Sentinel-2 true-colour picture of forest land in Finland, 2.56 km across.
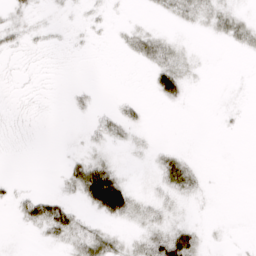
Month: March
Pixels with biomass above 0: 32%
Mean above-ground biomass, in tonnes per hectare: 10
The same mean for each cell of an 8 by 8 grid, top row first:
9 2 2 2 1 10 12 12
8 3 1 1 20 11 0 7
1 0 0 0 1 39 1 0
1 0 6 10 7 1 0 1
0 0 4 11 4 3 0 0
2 0 44 52 3 43 4 0
12 41 17 77 14 9 1 0
0 10 26 18 20 49 4 1
